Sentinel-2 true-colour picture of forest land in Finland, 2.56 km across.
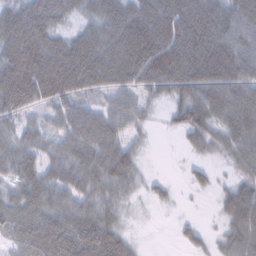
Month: February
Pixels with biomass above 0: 86%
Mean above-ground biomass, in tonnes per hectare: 70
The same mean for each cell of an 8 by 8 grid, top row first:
84 83 41 89 108 114 108 87
103 100 96 97 132 105 114 96
122 129 109 77 79 83 93 102
63 44 70 58 32 49 77 91
55 42 86 78 17 5 49 68
64 69 77 91 24 3 22 45
69 72 68 49 7 9 2 84
55 113 109 93 5 13 24 71
